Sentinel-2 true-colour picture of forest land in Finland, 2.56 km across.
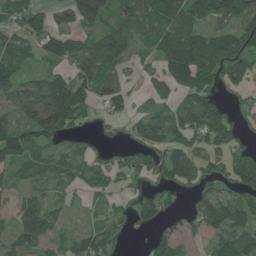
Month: June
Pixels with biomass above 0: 72%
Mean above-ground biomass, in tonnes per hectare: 64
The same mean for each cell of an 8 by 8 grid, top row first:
51 52 116 59 84 99 95 102
67 67 63 89 33 117 124 75
85 73 84 66 20 105 74 47
60 167 83 40 32 65 116 24
120 53 25 10 61 68 66 38
38 46 40 45 49 76 49 87
41 50 17 35 55 30 94 83
59 51 51 52 12 59 35 76
